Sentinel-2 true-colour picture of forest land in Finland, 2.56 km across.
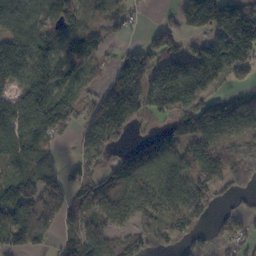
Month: October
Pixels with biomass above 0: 77%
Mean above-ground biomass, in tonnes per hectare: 103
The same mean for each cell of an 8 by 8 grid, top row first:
107 93 124 118 17 33 185 199
136 115 175 40 83 87 84 180
95 158 61 83 125 155 102 48
141 139 65 192 113 126 124 74
112 78 58 107 95 99 114 82
95 107 86 93 119 116 122 91
141 123 87 98 127 119 92 36
96 54 115 80 82 57 37 73
